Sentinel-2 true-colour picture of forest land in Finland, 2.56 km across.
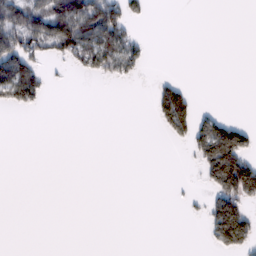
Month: February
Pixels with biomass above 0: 23%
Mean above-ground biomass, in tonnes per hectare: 26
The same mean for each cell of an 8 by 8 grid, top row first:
94 101 119 76 18 0 0 0
88 58 90 77 18 0 0 0
115 18 5 19 4 20 0 0
13 2 0 0 0 112 15 0
0 0 0 0 0 11 108 82
0 0 0 0 0 0 53 152
0 0 0 0 0 1 36 71
0 0 0 0 0 0 18 77
